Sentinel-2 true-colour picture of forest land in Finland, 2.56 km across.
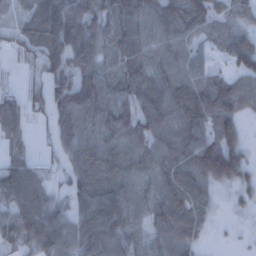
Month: December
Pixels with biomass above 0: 87%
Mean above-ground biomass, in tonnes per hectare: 79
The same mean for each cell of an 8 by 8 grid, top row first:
22 99 74 87 92 94 82 51
22 71 95 74 83 73 35 80
7 59 94 94 107 99 81 78
68 51 109 112 94 108 127 68
44 15 114 94 87 102 112 58
109 30 105 103 80 103 110 76
98 99 90 125 71 94 47 22
83 106 108 106 65 82 15 6
